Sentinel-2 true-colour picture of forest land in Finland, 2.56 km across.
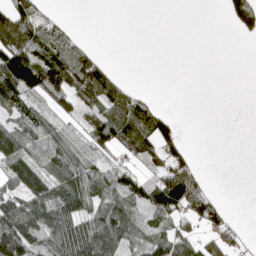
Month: April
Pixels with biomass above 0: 55%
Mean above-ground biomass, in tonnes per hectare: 62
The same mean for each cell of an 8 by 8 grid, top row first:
126 51 0 0 0 0 0 79
139 104 61 0 0 0 0 0
135 134 152 68 35 9 0 0
49 61 57 125 73 10 0 0
89 75 48 111 85 63 0 0
89 83 84 60 66 131 19 0
105 113 108 88 83 106 94 0
179 96 145 113 72 108 59 46
